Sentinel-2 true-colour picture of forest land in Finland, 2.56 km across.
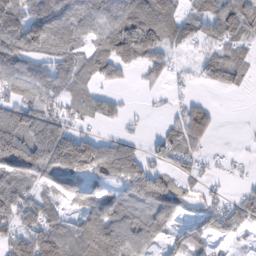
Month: February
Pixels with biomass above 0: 73%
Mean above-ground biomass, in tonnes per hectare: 69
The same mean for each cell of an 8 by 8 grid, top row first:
108 127 94 92 136 78 74 102
102 88 72 123 121 43 37 57
84 83 77 46 20 15 32 39
100 86 55 41 5 21 50 0
158 179 133 50 20 72 27 2
97 79 75 62 109 49 20 7
85 77 55 80 55 63 48 57
68 104 92 131 74 34 39 17
